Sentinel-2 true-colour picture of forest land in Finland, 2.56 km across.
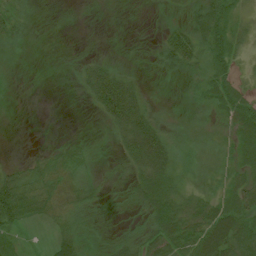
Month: July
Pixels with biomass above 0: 68%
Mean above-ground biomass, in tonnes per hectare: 21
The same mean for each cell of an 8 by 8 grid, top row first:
22 2 1 1 2 7 40 20
13 0 1 1 3 55 39 22
2 1 21 56 8 10 33 21
0 0 0 56 38 8 15 42
0 3 7 11 73 20 11 32
30 24 14 2 43 25 10 26
63 23 15 7 21 37 28 44
13 8 23 11 23 36 61 50
